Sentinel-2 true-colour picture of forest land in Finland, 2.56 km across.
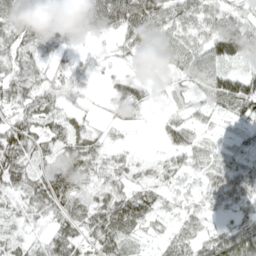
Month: April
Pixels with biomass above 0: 83%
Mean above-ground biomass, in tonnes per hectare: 47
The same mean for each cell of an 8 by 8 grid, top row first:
68 75 91 90 95 56 48 41
59 37 19 22 34 63 64 82
63 38 27 17 21 28 73 90
50 52 23 18 15 19 33 60
90 49 54 23 1 45 29 25
68 57 56 40 23 31 36 55
27 56 46 80 67 24 31 41
24 40 59 61 18 47 58 106
